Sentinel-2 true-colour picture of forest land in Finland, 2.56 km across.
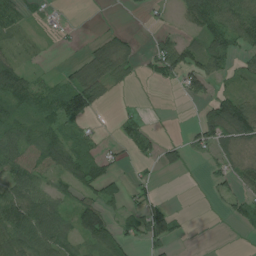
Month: July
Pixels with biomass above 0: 55%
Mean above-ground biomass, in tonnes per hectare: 44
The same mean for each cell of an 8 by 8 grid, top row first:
47 11 0 1 6 19 103 92
21 4 8 57 11 76 78 40
119 21 53 48 12 35 58 26
59 63 94 3 7 0 48 115
75 96 44 10 36 27 47 64
70 43 74 34 6 4 14 39
113 74 74 39 52 14 2 37
91 83 57 71 41 29 0 2
